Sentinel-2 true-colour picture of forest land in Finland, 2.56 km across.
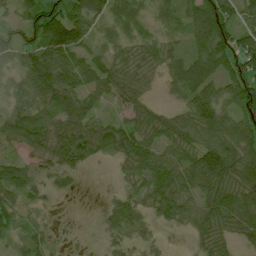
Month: July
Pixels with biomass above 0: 82%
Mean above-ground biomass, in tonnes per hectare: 40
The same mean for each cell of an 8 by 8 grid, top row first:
30 81 69 48 28 33 72 39
66 83 64 27 27 20 67 70
44 70 56 52 19 34 63 71
37 36 50 11 30 20 83 49
26 32 53 43 57 39 54 55
59 23 9 5 40 49 72 53
68 9 0 21 23 40 42 52
27 20 3 13 15 1 24 14
